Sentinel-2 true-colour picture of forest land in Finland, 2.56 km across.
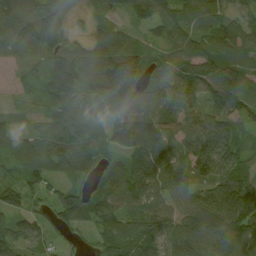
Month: August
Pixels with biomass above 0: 90%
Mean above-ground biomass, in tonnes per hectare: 87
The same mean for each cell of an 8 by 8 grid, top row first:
129 112 30 66 89 99 100 58
59 107 59 106 65 76 78 97
13 107 146 225 107 84 97 113
15 53 104 84 89 75 78 79
56 99 98 92 128 64 100 73
40 71 57 71 100 75 75 94
62 49 123 99 95 62 117 189
84 42 22 116 121 95 92 96
